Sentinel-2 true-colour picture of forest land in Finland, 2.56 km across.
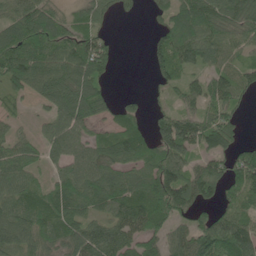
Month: June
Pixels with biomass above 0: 80%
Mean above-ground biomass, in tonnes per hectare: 86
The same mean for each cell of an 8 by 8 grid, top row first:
97 96 58 36 11 97 114 86
113 110 129 51 15 127 111 68
89 113 125 24 4 64 81 80
31 57 121 61 38 79 88 46
64 69 83 93 83 145 99 61
100 43 102 89 94 120 128 115
104 98 92 97 121 117 67 98
98 72 98 102 100 88 128 134
